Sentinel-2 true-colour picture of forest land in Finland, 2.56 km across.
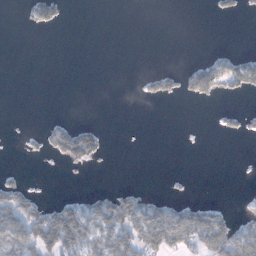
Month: January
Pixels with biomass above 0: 24%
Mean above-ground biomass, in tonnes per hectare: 19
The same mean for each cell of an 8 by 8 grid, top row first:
1 33 0 0 0 0 2 9
0 0 0 0 0 0 2 2
0 0 0 0 13 22 56 50
0 0 0 0 0 0 0 15
1 26 92 2 0 0 0 1
6 0 2 1 0 2 0 0
63 46 40 69 57 32 38 7
59 83 68 59 69 55 82 71
